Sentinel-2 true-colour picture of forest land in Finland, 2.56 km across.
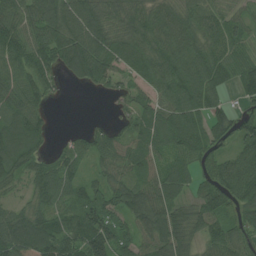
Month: July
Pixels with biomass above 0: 88%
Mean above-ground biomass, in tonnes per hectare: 80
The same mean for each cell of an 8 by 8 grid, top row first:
78 127 122 85 85 82 71 40
95 112 136 102 82 100 83 54
78 61 71 68 66 117 112 76
75 30 0 20 74 108 95 51
107 31 42 70 70 91 93 80
66 79 52 63 61 71 64 138
43 71 75 71 121 68 75 79
135 131 109 112 68 109 64 64
